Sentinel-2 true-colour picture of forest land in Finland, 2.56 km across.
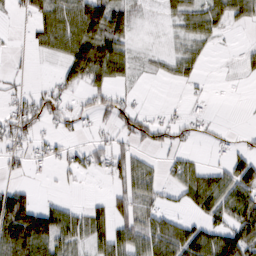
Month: February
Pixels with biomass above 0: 53%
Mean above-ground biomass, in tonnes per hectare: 37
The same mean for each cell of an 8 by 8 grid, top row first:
11 59 87 82 6 34 53 39
3 32 80 72 6 17 17 6
7 9 48 46 5 20 4 5
39 50 32 30 22 10 11 1
28 24 15 27 25 22 10 12
8 7 17 31 45 28 44 68
103 52 21 46 32 15 58 82
95 83 36 57 65 83 71 92
